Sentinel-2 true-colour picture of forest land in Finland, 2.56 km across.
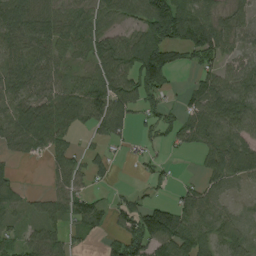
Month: August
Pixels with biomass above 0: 73%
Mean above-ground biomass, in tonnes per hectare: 58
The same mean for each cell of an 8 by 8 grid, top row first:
98 67 64 51 101 103 64 39
69 66 48 82 106 78 73 38
62 51 33 81 94 13 56 77
69 76 74 100 52 43 92 85
48 62 15 35 24 37 66 70
17 20 44 18 18 13 44 54
34 45 63 45 81 69 58 21
34 56 20 38 118 112 49 55
